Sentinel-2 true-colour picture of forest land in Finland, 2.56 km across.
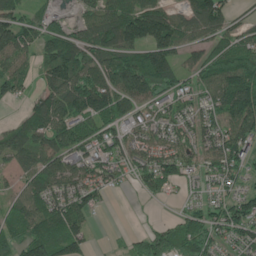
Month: June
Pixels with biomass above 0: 80%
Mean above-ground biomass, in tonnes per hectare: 90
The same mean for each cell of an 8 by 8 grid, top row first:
61 41 39 106 161 85 146 41
103 91 107 130 144 102 76 113
97 83 115 132 162 90 92 154
15 125 140 129 79 102 94 161
96 101 103 110 99 100 89 117
48 104 99 74 76 81 73 57
65 108 87 9 4 21 80 107
60 105 72 4 64 84 74 81
